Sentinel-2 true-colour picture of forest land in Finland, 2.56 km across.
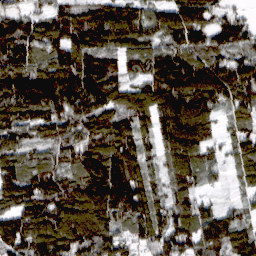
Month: March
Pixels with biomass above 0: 94%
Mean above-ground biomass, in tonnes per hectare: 120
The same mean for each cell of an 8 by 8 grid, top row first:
97 102 111 145 112 137 99 50
138 113 144 108 108 120 108 91
165 153 166 115 105 184 156 139
143 123 129 122 122 162 111 81
96 77 97 134 88 140 95 84
130 110 104 172 117 102 71 55
115 136 153 159 128 130 67 53
154 170 165 138 94 143 129 107
